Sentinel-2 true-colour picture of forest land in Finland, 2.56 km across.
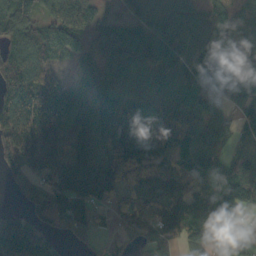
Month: October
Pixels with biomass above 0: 87%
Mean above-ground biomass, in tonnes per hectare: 84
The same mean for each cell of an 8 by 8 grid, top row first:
87 57 86 36 94 102 73 36
74 88 41 99 93 107 108 64
90 86 54 101 119 91 89 105
108 118 135 140 119 106 66 60
90 101 109 125 99 80 83 69
38 75 143 104 91 86 77 131
21 44 57 44 59 91 139 106
150 61 26 15 35 53 81 64
